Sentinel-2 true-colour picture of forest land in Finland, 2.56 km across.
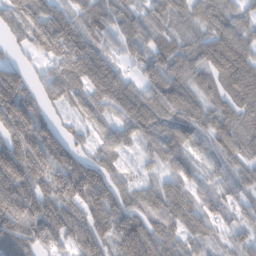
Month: February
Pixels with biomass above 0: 93%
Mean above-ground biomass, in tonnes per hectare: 111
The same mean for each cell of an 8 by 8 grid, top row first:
129 144 100 99 78 79 92 70
45 132 154 71 101 93 114 130
130 73 98 132 91 104 74 164
219 55 47 77 130 124 82 111
200 197 51 90 77 109 73 104
238 183 191 98 41 94 54 84
213 160 136 143 95 126 75 78
126 111 127 134 159 86 62 59
